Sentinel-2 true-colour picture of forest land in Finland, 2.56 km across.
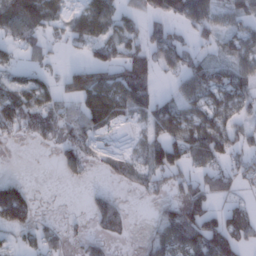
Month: January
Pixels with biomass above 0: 60%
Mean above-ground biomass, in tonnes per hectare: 50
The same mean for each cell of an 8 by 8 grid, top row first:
88 66 67 77 46 52 63 46
40 32 27 65 61 69 23 58
36 33 73 61 76 34 72 60
78 62 70 77 46 54 60 41
10 18 47 8 45 90 91 47
10 0 21 35 58 61 65 45
129 1 1 64 6 59 73 40
21 47 22 31 15 66 99 58
